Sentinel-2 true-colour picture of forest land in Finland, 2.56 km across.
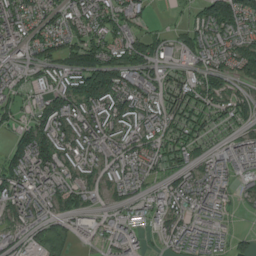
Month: July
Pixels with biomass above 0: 81%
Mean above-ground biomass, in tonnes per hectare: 85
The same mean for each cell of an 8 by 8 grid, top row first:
130 96 103 113 41 14 133 132
70 90 116 122 136 66 86 108
49 56 142 164 89 64 106 74
49 117 101 111 97 119 95 74
89 142 84 72 91 111 50 78
114 110 77 61 66 75 82 57
77 67 107 41 70 79 80 17
53 86 39 72 35 71 68 37
